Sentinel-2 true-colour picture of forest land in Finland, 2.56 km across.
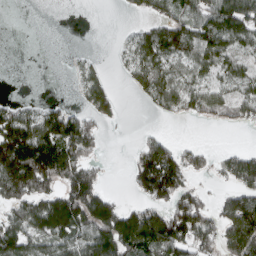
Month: March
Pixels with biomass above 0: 57%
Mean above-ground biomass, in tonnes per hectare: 73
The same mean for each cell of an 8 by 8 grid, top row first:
0 0 0 0 34 80 106 135
0 0 3 5 82 82 108 60
0 0 26 19 68 69 50 51
63 61 54 40 10 50 54 42
211 175 113 0 49 43 9 7
198 163 128 2 134 121 19 117
81 143 152 100 93 112 57 142
124 73 86 144 159 145 82 153
